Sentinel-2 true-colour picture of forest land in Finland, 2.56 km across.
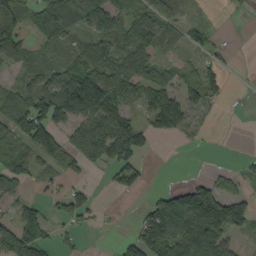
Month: September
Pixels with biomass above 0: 62%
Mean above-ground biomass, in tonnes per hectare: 67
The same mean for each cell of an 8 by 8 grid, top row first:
81 75 87 98 80 47 8 3
77 40 60 104 87 36 37 2
26 72 161 105 82 53 75 1
100 128 129 100 64 118 24 3
87 98 90 130 48 7 5 0
67 35 40 30 28 0 25 31
42 23 60 14 42 201 218 121
124 41 20 7 145 130 178 26
